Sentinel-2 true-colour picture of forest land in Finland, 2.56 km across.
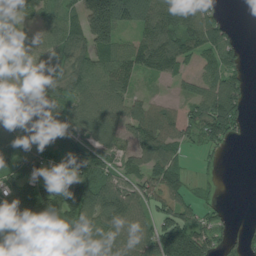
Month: July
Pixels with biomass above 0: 78%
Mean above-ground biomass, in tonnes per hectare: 81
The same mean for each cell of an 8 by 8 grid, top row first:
66 68 109 197 103 129 95 0
76 67 72 107 105 111 116 42
69 64 101 118 29 34 61 48
117 88 85 71 75 46 124 73
95 89 66 64 91 74 50 7
85 72 109 81 86 71 14 0
86 126 143 110 67 75 35 0
118 124 130 109 108 137 71 33
